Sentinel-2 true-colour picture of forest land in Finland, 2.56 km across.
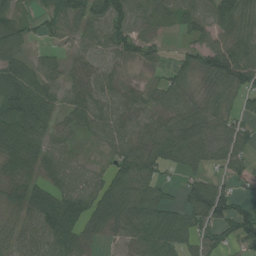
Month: July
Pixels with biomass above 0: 80%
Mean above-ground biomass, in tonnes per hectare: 62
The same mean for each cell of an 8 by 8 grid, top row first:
42 60 79 92 46 41 58 78
51 20 42 59 48 12 51 77
80 54 41 43 21 53 63 86
113 69 60 58 50 82 77 40
105 52 16 47 68 94 73 59
68 54 54 70 88 21 45 43
52 97 81 88 68 47 150 74
53 93 61 13 55 59 53 87
